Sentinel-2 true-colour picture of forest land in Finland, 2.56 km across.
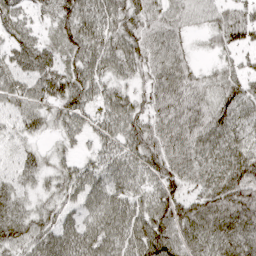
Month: April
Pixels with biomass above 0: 91%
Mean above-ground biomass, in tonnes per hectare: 63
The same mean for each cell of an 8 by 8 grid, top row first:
58 34 86 69 59 55 43 55
56 51 75 69 71 58 21 46
63 78 71 50 44 79 39 53
52 47 53 62 62 77 70 65
29 17 24 57 76 78 81 66
48 39 60 58 58 84 73 94
53 42 52 65 58 84 101 112
68 73 70 67 95 93 86 90
